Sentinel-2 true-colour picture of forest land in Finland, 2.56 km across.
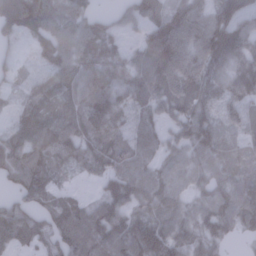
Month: January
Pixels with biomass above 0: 90%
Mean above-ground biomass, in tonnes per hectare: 86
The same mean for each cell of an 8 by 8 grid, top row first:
123 104 75 38 85 114 75 105
29 96 95 68 77 180 140 122
35 79 95 92 68 154 95 109
49 87 95 99 48 75 69 78
121 115 99 85 51 64 97 41
90 69 24 89 81 66 77 76
73 66 79 124 86 88 78 101
75 62 121 118 139 105 73 15
